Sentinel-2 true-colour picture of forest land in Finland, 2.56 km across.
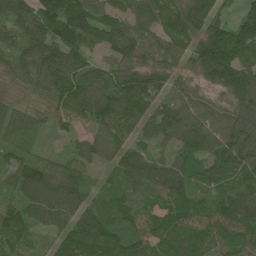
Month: June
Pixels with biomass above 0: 95%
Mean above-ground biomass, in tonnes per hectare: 98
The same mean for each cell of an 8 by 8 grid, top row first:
113 124 131 102 102 124 121 71
99 117 106 108 107 86 162 180
72 104 107 87 102 59 66 145
94 77 88 116 92 100 79 114
64 21 51 80 65 80 103 140
88 140 97 61 104 100 77 97
84 120 99 88 78 89 78 140
65 56 143 108 91 115 100 104
